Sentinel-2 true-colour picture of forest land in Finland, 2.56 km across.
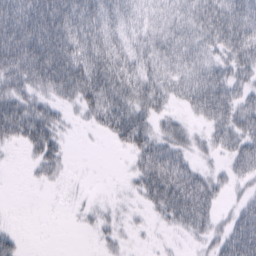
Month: February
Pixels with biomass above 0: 70%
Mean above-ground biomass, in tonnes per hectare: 43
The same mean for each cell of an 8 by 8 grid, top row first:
67 87 82 62 35 46 65 60
80 95 73 62 50 59 38 60
50 75 92 93 71 44 61 41
68 39 28 88 59 20 53 53
30 60 1 21 68 42 21 49
0 21 0 0 55 69 29 27
0 0 6 5 16 64 41 26
19 0 0 14 3 5 25 64
